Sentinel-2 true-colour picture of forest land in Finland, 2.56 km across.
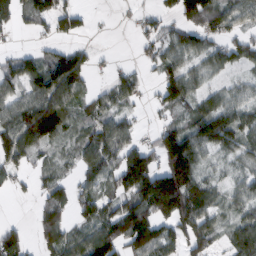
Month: February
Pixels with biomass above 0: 70%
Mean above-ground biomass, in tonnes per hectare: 65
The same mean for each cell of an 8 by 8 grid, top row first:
51 72 40 3 26 57 94 58
20 28 32 3 29 57 51 61
67 104 70 39 29 88 33 24
80 140 34 54 13 48 83 63
103 60 47 97 42 160 86 70
34 31 36 70 167 190 34 34
0 70 53 62 134 150 71 42
73 69 58 122 130 58 83 75
